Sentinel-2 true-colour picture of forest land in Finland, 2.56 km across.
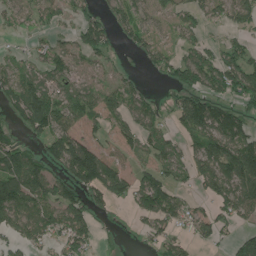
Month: June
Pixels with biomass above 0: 66%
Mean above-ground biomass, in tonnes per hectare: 73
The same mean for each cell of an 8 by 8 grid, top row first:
42 52 56 60 58 45 47 65
12 48 65 36 69 48 58 69
75 64 50 44 20 81 117 136
55 125 79 65 81 74 154 75
84 84 99 36 56 53 113 130
143 103 113 109 57 51 105 164
129 98 103 39 86 84 43 94
56 58 83 9 21 59 41 67
